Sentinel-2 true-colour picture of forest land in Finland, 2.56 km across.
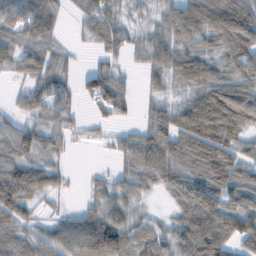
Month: February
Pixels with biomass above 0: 81%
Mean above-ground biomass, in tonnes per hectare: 62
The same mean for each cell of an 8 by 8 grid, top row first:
74 79 42 60 24 77 98 98
71 61 12 66 47 66 52 65
22 83 35 67 25 51 90 80
30 64 17 51 21 66 151 110
73 51 12 28 72 88 117 60
76 43 6 32 68 63 97 73
67 15 32 62 18 41 96 76
73 55 95 118 57 68 120 82
